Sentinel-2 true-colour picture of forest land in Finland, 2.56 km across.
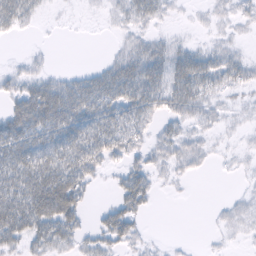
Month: February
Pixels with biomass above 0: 65%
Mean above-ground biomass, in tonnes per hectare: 26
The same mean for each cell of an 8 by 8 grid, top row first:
43 4 2 10 30 5 7 11
0 2 0 5 30 23 11 7
17 28 33 60 61 51 17 18
48 82 63 43 39 27 14 6
60 49 57 44 18 24 9 4
58 69 47 8 29 10 3 4
74 81 35 21 18 0 1 9
39 44 20 27 10 1 2 4
